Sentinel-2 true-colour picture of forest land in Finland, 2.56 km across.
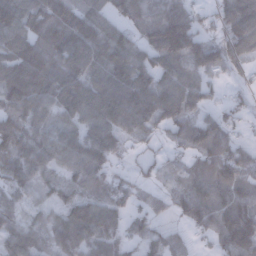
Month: December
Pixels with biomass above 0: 84%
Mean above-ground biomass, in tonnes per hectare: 94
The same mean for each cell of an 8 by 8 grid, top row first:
130 137 108 77 68 106 32 144
130 118 151 137 103 170 102 113
153 143 122 129 124 102 53 25
108 81 127 139 121 119 41 36
135 104 120 97 39 41 113 53
83 51 78 70 29 34 128 108
41 46 115 98 45 47 120 129
96 63 102 91 66 45 38 169
